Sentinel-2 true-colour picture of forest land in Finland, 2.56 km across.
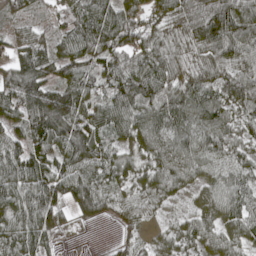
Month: May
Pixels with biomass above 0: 93%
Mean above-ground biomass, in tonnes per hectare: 77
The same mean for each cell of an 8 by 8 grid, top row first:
54 29 83 78 68 61 107 95
59 64 82 97 88 62 82 91
110 96 97 89 116 72 71 110
83 166 109 97 102 90 86 76
68 105 120 73 68 71 80 74
98 108 86 71 58 72 47 60
87 96 60 54 57 21 61 88
84 45 3 14 46 55 70 70
